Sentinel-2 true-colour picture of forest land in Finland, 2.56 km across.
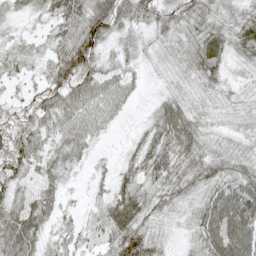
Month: May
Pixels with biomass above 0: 89%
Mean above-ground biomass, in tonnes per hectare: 45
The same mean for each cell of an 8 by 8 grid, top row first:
25 36 72 76 45 46 43 42
24 31 86 26 26 34 72 51
21 39 72 45 13 22 43 23
32 56 58 38 8 55 30 31
65 41 53 5 35 60 33 28
50 37 9 25 46 48 56 56
47 45 13 56 55 35 75 106
69 30 31 55 66 13 82 106
